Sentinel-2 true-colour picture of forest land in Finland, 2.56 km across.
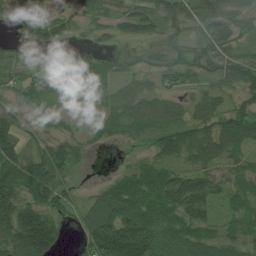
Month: July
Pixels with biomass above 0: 82%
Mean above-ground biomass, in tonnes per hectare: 62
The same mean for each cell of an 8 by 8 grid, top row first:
39 52 58 60 92 66 83 51
40 50 10 17 22 32 48 39
55 69 66 34 31 43 37 57
34 37 13 37 63 45 60 54
58 37 23 16 17 67 89 66
101 92 9 26 81 80 76 49
98 83 45 114 104 117 85 55
123 125 45 184 162 85 78 64
